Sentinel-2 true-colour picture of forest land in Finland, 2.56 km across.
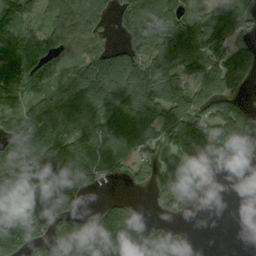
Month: September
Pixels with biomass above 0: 76%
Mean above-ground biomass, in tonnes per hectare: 127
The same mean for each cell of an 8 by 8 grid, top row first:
133 90 127 62 126 139 145 177
170 114 102 74 132 131 178 84
185 113 209 182 228 123 169 106
100 164 158 138 217 172 152 158
147 142 154 155 108 117 174 187
226 148 193 55 57 115 48 1
152 200 74 81 22 59 9 0
135 100 193 258 163 87 0 0
